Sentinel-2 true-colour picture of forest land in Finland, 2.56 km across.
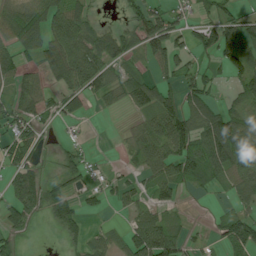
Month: July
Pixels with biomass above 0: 63%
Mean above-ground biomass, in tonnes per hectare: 46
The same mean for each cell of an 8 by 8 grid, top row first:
56 69 56 6 66 28 28 34
50 82 77 82 55 60 49 66
46 30 86 47 47 38 30 43
54 28 47 10 44 70 66 54
65 9 14 2 48 82 110 102
45 18 38 13 33 58 56 64
61 45 33 16 26 24 3 24
29 1 28 28 92 62 13 76
